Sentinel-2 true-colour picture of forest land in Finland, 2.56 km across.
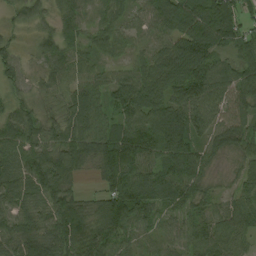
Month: August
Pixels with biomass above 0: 95%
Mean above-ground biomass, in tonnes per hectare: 81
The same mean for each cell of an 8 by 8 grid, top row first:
33 42 63 52 56 107 125 75
29 64 62 53 48 95 114 75
41 68 65 59 99 121 117 92
61 42 108 66 124 116 97 72
96 80 108 120 123 134 59 60
89 138 45 118 107 108 48 44
70 91 85 134 101 63 50 60
95 97 119 88 35 46 90 58
